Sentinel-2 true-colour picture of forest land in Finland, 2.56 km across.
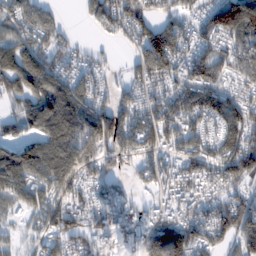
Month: February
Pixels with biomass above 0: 83%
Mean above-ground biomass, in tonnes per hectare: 114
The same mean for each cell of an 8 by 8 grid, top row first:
108 75 23 160 112 91 119 231
141 97 43 26 142 135 102 119
139 134 103 47 102 118 164 96
76 143 159 138 119 151 137 124
103 130 160 136 136 114 117 153
166 138 121 71 74 109 106 150
79 114 105 94 48 81 100 130
39 77 100 116 146 178 113 107
